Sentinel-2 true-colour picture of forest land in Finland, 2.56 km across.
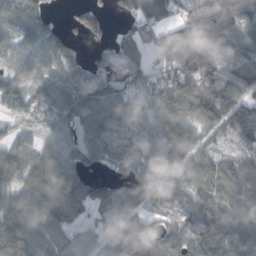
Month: October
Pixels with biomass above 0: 86%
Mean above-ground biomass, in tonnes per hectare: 75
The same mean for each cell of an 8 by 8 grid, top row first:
77 35 43 23 84 54 80 95
71 75 28 49 49 84 85 79
59 63 71 58 71 100 93 87
48 52 102 93 65 108 125 105
57 58 55 80 64 114 45 53
77 116 69 34 42 81 84 113
96 102 59 94 55 44 86 90
98 71 61 87 81 97 125 101
